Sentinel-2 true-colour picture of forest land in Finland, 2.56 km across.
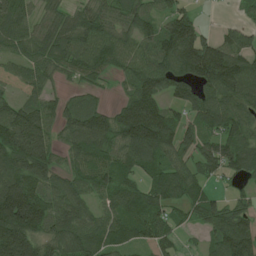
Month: June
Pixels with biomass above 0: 84%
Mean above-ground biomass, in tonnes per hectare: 101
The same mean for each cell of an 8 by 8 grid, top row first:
96 70 78 79 78 105 4 23
73 108 104 114 82 177 144 122
43 59 43 30 132 111 138 143
110 96 108 83 201 55 114 104
162 124 107 104 160 97 92 117
146 99 73 81 58 99 63 66
258 116 91 72 105 56 97 81
236 98 108 83 98 45 52 172
